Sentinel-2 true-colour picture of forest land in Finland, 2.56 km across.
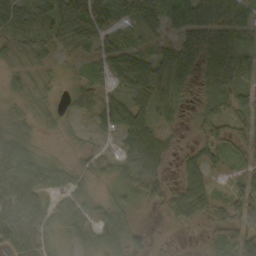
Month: October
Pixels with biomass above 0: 81%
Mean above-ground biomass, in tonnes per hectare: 43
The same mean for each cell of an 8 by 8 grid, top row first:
65 62 76 46 48 67 104 59
35 41 35 46 31 60 100 50
19 13 26 29 63 59 55 59
15 23 34 63 57 34 43 43
43 6 12 13 70 18 51 36
62 38 19 33 87 23 44 24
53 31 34 41 23 58 46 51
54 31 31 48 25 4 22 59
